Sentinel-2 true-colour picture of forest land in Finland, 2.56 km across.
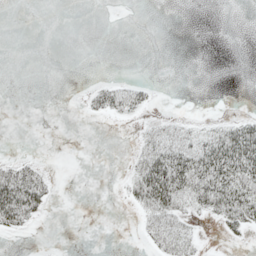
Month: May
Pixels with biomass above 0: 24%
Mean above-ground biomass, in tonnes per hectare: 14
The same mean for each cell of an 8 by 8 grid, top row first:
0 0 0 0 0 0 0 0
0 0 0 0 0 0 0 0
0 0 0 9 5 0 0 0
0 0 2 28 12 3 0 3
0 0 0 0 21 42 37 74
49 15 0 0 53 67 61 57
80 17 0 0 36 44 34 61
2 0 0 0 10 39 3 8
